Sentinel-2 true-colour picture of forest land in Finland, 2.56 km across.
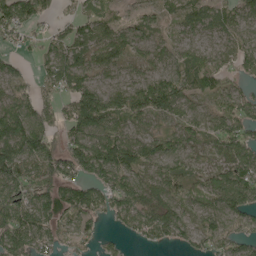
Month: May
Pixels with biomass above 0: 83%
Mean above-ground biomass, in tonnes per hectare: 67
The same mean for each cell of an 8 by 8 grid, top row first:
91 27 41 24 33 33 57 59
29 38 65 85 45 45 41 58
48 54 85 35 62 81 66 42
102 54 115 91 100 71 49 83
137 85 91 110 68 61 52 101
122 102 70 105 67 72 56 94
107 74 80 68 81 66 59 87
97 52 38 15 40 39 61 52
